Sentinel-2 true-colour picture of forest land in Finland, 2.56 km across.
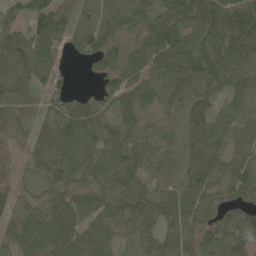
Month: May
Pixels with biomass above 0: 93%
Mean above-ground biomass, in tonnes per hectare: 78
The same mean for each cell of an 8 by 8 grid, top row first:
44 116 72 95 98 101 120 126
89 95 76 69 82 123 100 119
77 58 3 66 88 101 92 88
66 46 70 72 81 67 66 65
38 87 93 84 65 57 85 74
47 76 71 93 62 62 80 76
69 78 81 78 76 90 62 63
80 101 93 60 73 69 62 85
